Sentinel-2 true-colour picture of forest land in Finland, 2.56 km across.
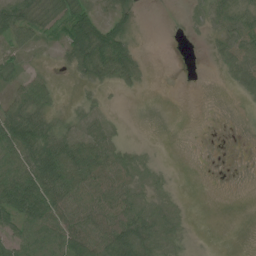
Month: July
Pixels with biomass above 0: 63%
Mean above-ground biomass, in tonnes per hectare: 27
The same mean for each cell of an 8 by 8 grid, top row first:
55 19 41 31 3 2 26 27
39 7 66 75 4 0 9 47
20 28 15 42 13 0 0 30
48 33 12 3 1 0 0 2
65 51 33 31 9 0 1 1
65 65 49 38 20 4 0 1
65 66 42 44 38 14 0 0
44 51 57 59 55 29 1 0
